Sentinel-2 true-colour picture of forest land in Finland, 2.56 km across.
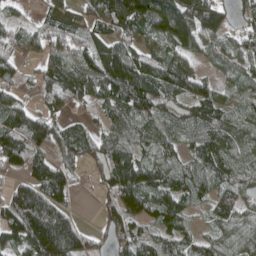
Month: April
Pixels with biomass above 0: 83%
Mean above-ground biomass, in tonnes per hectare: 78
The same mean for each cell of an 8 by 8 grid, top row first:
22 47 53 149 120 171 159 38
67 70 54 82 59 98 60 62
33 58 81 122 122 106 44 58
94 70 30 83 98 64 100 49
112 101 71 75 49 44 80 65
42 120 17 103 105 74 79 76
116 116 9 58 80 83 49 70
92 174 74 52 71 76 62 82
